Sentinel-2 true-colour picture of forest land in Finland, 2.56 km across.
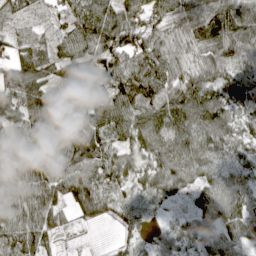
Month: April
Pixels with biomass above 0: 93%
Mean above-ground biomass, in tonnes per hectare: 77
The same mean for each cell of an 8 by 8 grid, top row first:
54 29 83 78 68 61 107 95
59 64 82 97 88 62 82 91
110 96 97 89 116 72 71 110
83 166 109 97 102 90 86 76
68 105 120 73 68 71 80 74
98 108 86 71 58 72 47 60
87 96 60 54 57 21 61 88
84 45 3 14 46 55 70 70
